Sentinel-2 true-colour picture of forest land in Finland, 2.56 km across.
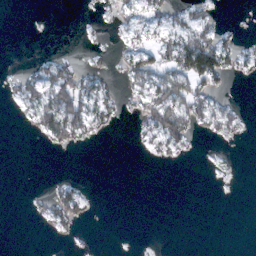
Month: February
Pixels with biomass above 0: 28%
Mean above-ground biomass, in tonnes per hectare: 16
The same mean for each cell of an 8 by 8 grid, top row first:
0 0 1 13 23 23 18 0
0 1 2 8 34 61 82 22
15 49 41 12 47 61 49 6
8 59 59 22 36 68 45 13
0 14 13 0 12 31 3 3
0 2 2 0 0 0 2 1
0 22 25 0 0 0 0 0
0 3 3 0 0 0 0 0
